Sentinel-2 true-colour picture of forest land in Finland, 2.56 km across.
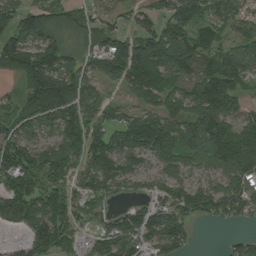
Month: August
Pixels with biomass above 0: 81%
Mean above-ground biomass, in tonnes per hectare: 99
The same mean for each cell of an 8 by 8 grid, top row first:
101 115 66 52 70 104 82 75
150 137 67 108 113 125 103 73
41 178 110 62 133 98 131 78
74 141 118 62 75 107 121 65
146 68 128 127 153 113 134 106
154 123 72 115 61 77 58 106
185 158 72 31 65 111 99 105
21 173 57 98 82 132 0 48
